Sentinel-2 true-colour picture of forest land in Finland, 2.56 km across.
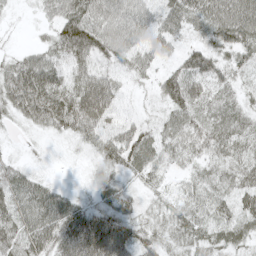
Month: May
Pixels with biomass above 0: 92%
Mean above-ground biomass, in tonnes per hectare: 48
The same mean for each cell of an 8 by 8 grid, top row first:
7 27 70 59 41 51 59 66
11 39 86 65 35 25 51 56
78 66 54 41 21 64 66 29
51 87 90 48 16 54 49 40
6 8 23 61 63 50 51 45
46 13 6 38 42 23 37 46
58 67 45 65 29 39 44 42
63 68 91 104 42 42 44 41
